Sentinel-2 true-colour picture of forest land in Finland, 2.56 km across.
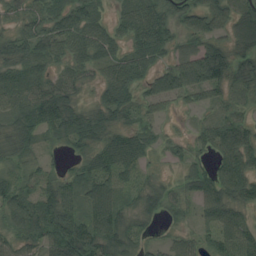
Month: August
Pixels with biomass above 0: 85%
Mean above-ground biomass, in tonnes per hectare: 51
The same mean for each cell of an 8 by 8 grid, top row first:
32 53 64 30 74 48 67 50
57 59 67 54 72 29 52 39
50 53 36 65 49 74 79 41
59 79 50 57 28 15 18 29
48 17 43 67 45 21 41 90
32 34 44 64 24 12 58 90
69 79 51 76 40 23 51 46
48 61 101 82 26 29 39 83
